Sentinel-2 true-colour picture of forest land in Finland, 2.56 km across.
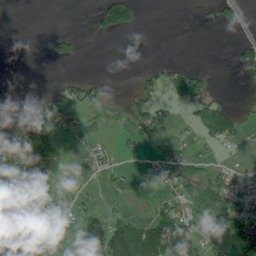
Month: June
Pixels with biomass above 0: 36%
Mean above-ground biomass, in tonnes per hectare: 37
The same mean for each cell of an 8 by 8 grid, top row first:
0 0 0 129 13 0 11 34
0 18 16 0 1 0 0 47
0 0 35 6 25 61 31 11
0 45 29 8 49 10 81 22
100 78 11 12 15 28 26 21
104 78 9 23 2 49 39 30
90 41 25 14 2 57 74 77
31 23 87 153 151 127 30 51
